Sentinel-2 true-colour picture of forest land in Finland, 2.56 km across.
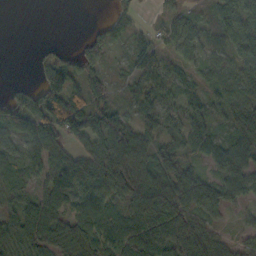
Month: October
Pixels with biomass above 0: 79%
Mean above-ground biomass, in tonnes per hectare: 52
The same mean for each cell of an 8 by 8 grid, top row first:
0 0 0 28 7 42 30 94
0 15 22 47 35 42 36 38
5 69 65 25 50 40 26 40
86 101 93 66 47 38 41 51
37 80 44 90 63 46 63 47
43 70 111 105 71 77 44 60
48 68 54 55 112 104 66 21
67 53 56 67 94 83 60 26
